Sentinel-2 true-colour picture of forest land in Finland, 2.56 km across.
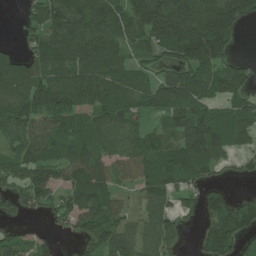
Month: June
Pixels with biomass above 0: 79%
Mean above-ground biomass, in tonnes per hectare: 102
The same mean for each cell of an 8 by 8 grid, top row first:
9 162 129 112 173 260 202 153
25 113 136 122 84 146 194 17
108 121 126 116 65 96 94 83
150 144 83 110 73 131 91 100
105 121 94 88 89 127 185 67
87 102 114 83 89 103 62 28
64 49 116 104 67 67 71 91
76 33 55 130 95 66 89 73
